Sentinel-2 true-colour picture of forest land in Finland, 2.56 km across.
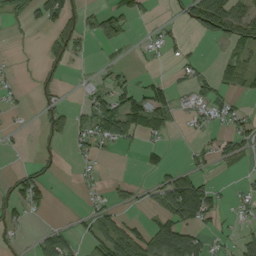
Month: September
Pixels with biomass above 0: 40%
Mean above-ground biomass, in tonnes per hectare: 36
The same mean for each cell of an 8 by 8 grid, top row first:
28 59 57 60 22 14 141 77
5 27 34 23 12 22 1 51
9 28 8 30 16 15 26 48
8 36 23 85 117 38 27 26
4 14 19 37 28 1 13 50
30 23 9 5 11 52 19 11
51 25 6 34 17 123 82 17
17 45 21 84 74 147 27 34
